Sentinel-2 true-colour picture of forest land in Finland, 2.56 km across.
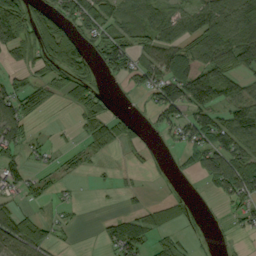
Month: September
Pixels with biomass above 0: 57%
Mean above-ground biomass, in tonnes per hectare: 52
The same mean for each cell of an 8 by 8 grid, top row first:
96 75 81 49 70 67 87 117
74 112 80 95 56 88 109 133
37 57 63 21 59 102 98 49
71 13 40 28 15 76 65 74
72 20 20 49 19 28 85 76
49 21 14 8 6 8 77 105
21 17 6 4 22 34 4 52
62 29 3 49 57 31 26 9
